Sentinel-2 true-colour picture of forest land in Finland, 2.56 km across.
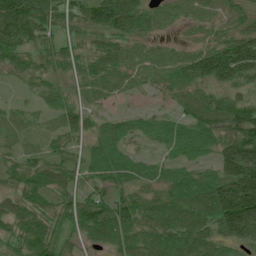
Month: July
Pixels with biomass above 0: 89%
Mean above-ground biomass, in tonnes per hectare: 54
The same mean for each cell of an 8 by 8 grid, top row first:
106 62 56 105 53 32 38 38
71 45 37 52 27 22 51 86
24 44 39 46 22 45 62 63
19 30 47 16 18 29 62 76
24 29 31 65 23 56 52 121
38 58 39 78 36 39 41 130
49 48 75 77 43 64 79 169
48 58 31 68 45 68 54 65
